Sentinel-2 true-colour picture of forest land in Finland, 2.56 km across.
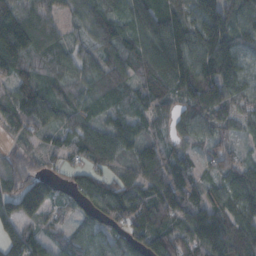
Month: October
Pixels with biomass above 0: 92%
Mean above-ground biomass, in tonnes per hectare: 87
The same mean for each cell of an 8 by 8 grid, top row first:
130 87 55 70 103 99 139 99
147 82 46 79 92 147 151 87
92 70 62 93 76 122 151 90
92 89 75 54 63 59 92 60
33 45 81 104 77 53 53 32
86 72 65 57 105 117 53 83
114 90 45 96 110 137 94 82
82 61 76 91 108 113 89 117
